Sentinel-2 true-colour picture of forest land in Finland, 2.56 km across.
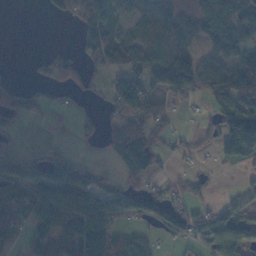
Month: November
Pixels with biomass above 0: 61%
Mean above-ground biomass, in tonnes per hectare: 43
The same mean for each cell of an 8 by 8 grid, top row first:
0 7 32 37 49 57 53 64
0 5 26 74 54 78 21 56
7 30 33 20 42 69 63 80
49 22 16 21 44 20 15 78
14 12 9 54 68 16 20 107
49 75 58 21 51 13 11 11
74 77 89 48 54 47 26 45
28 50 92 94 48 32 65 82
